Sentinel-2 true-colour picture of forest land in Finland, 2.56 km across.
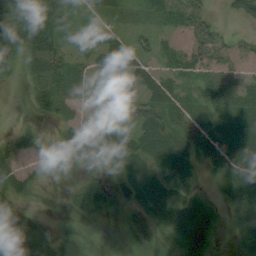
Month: August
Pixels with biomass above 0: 80%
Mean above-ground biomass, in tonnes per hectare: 33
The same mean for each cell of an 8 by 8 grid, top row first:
60 49 12 16 13 36 23 22
56 64 17 43 30 21 32 18
15 64 34 63 48 27 42 33
1 31 19 15 36 38 48 50
22 26 72 62 37 46 49 53
30 12 15 16 32 49 13 57
30 2 20 14 30 57 30 51
25 25 18 0 24 38 35 22
